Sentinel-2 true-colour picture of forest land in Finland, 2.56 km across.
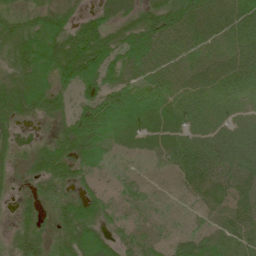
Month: June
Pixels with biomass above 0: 90%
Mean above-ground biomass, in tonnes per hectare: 57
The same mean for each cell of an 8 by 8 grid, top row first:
33 62 40 52 66 87 84 77
66 84 116 78 90 72 63 70
58 63 84 70 72 67 64 70
68 52 54 110 78 54 45 20
29 32 85 45 33 45 51 51
19 65 44 26 26 43 70 57
24 27 67 34 42 36 49 63
37 34 73 51 53 47 58 67
